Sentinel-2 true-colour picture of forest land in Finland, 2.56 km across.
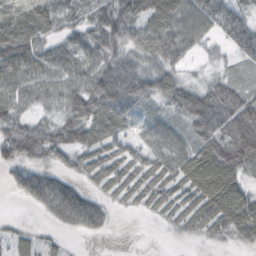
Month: October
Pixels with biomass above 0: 83%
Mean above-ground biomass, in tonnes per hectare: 50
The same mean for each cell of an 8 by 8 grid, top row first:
68 74 54 80 74 73 64 52
74 44 66 64 61 58 22 54
57 52 53 93 73 42 24 29
40 27 66 78 37 46 88 83
68 58 56 55 37 47 66 78
35 48 30 48 51 50 89 46
2 52 95 19 23 45 70 73
30 18 8 2 0 8 25 30
